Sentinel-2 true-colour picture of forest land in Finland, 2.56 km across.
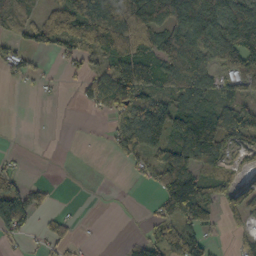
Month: October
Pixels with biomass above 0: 59%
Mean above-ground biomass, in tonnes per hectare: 59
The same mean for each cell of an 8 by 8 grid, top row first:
56 52 98 88 102 132 148 121
35 48 63 86 61 111 79 104
26 12 40 108 92 71 58 90
0 0 5 58 106 106 87 89
0 0 0 29 87 95 101 52
37 0 0 0 29 190 76 35
146 27 2 2 4 138 74 59
29 38 10 0 49 88 37 21
